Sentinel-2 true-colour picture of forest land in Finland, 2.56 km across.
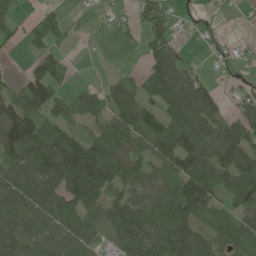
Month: June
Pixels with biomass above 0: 73%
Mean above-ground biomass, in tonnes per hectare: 80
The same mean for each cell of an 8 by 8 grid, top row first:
30 66 8 22 57 32 14 6
13 70 4 5 45 54 14 18
24 121 6 30 81 109 28 19
119 82 64 82 88 115 83 50
145 138 117 145 75 135 97 105
104 118 233 149 75 107 125 147
110 109 125 86 90 159 100 76
98 74 98 40 93 149 74 84
